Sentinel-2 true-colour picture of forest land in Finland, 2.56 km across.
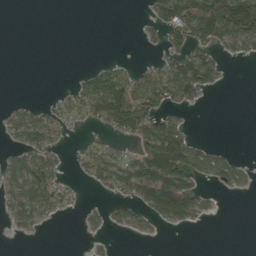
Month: May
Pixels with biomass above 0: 40%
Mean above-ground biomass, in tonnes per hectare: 44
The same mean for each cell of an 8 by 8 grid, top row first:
0 0 0 0 8 115 205 209
0 0 0 0 6 38 62 37
0 0 27 85 46 101 57 0
22 37 47 159 100 26 1 0
22 48 12 46 110 134 17 0
61 82 14 78 173 174 44 35
50 50 9 25 52 127 19 0
5 0 1 4 5 0 0 0
